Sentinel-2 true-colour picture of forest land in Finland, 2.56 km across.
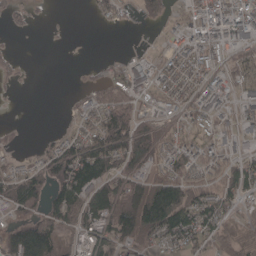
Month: April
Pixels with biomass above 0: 61%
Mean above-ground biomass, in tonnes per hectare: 44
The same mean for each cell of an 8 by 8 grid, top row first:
15 3 0 21 39 19 34 39
6 0 0 0 5 29 37 33
6 0 3 28 35 38 29 42
0 0 21 91 29 36 41 28
17 20 70 121 110 43 36 20
53 61 100 84 66 63 33 61
55 60 98 106 139 115 65 22
62 75 40 73 63 49 45 56
